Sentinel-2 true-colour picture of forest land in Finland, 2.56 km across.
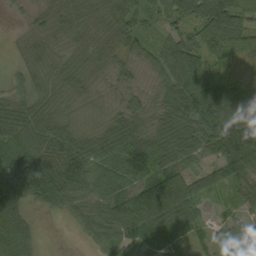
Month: September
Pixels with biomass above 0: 92%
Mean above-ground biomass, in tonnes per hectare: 67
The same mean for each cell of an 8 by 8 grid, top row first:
8 35 46 64 57 67 113 81
15 39 31 46 50 72 89 73
33 45 43 33 22 77 96 37
68 60 26 31 52 95 139 107
72 85 74 102 106 111 77 121
124 114 109 75 102 80 57 79
85 38 58 100 91 116 24 36
126 2 14 62 57 42 27 44
